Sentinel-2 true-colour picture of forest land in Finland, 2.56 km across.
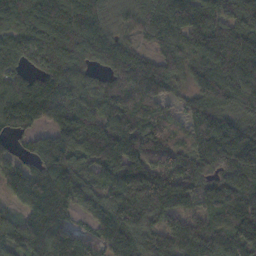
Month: November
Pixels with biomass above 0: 92%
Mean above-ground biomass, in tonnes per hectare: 118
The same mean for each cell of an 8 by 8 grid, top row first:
115 147 139 68 95 139 152 143
107 125 139 119 43 114 168 157
93 116 102 87 164 75 144 140
159 128 142 121 135 30 154 89
30 98 150 180 103 49 154 194
110 122 72 113 169 125 81 145
40 186 62 115 150 120 78 126
55 152 86 105 95 153 159 119
